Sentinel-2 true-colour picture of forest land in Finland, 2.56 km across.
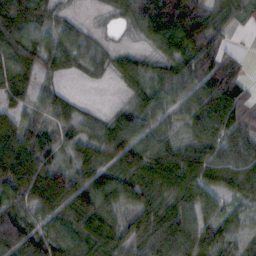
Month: October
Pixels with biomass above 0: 88%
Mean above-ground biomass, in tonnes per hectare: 64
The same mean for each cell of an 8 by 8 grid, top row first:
110 53 15 18 94 162 83 34
86 61 56 21 20 79 90 10
68 28 10 17 52 78 87 56
54 61 32 23 63 48 96 67
98 70 57 77 76 55 79 75
106 84 61 70 83 86 72 76
86 58 78 65 64 56 48 32
82 68 78 75 65 72 64 32
